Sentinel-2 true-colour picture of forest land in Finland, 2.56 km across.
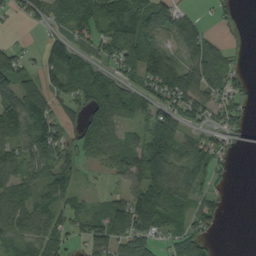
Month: September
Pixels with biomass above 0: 73%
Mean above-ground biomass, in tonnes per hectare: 58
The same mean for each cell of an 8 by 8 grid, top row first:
26 62 84 79 101 64 10 7
27 67 55 64 116 43 71 9
77 51 65 60 89 106 79 31
97 59 28 80 60 75 54 39
69 75 44 82 83 76 51 22
64 62 23 32 94 76 47 0
77 67 40 67 102 68 60 0
57 57 34 85 79 48 37 0
